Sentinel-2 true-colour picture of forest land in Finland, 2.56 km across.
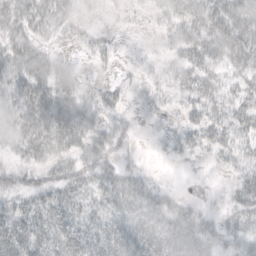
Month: October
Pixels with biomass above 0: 72%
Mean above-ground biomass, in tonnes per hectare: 27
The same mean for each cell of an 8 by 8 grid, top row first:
42 39 15 5 8 28 41 44
40 18 11 14 4 27 40 46
41 42 15 9 13 25 30 26
45 48 39 18 3 9 30 31
36 50 36 29 1 15 27 25
21 23 35 32 12 0 1 22
28 38 28 38 34 21 6 28
43 32 33 40 37 32 24 21
